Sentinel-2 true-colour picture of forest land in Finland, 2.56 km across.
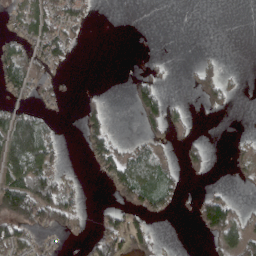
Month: April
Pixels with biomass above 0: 36%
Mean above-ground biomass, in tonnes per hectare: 34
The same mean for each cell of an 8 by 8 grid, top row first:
33 75 39 0 0 0 0 0
40 65 9 0 0 0 0 0
62 24 2 0 26 2 45 5
50 17 25 12 72 16 14 1
123 78 14 51 45 17 21 9
102 86 9 49 100 28 17 14
132 105 33 30 50 16 86 23
87 10 9 76 55 1 23 72
